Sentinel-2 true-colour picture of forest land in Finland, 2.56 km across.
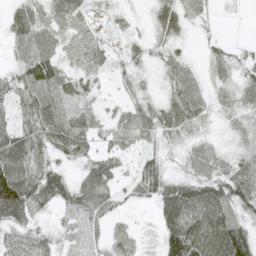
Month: May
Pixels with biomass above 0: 81%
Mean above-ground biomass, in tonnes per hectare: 37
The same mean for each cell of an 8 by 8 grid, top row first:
24 33 18 13 5 42 10 0
27 43 36 10 16 18 10 5
43 48 38 9 12 41 21 25
48 49 22 18 21 38 24 27
77 45 35 19 15 19 24 21
95 63 34 46 43 24 45 67
90 28 56 36 6 86 85 50
43 29 34 38 8 107 108 107
